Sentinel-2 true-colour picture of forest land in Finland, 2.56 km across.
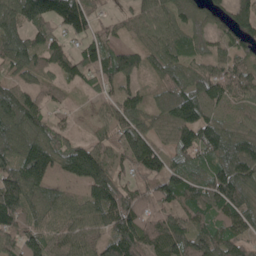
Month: May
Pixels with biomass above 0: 86%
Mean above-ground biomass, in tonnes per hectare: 87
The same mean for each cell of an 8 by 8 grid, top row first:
107 128 133 24 72 70 47 93
101 93 72 72 60 80 57 66
50 38 74 88 34 77 109 108
127 60 10 62 71 115 88 53
106 109 63 58 111 88 105 88
126 87 107 81 72 90 84 124
137 84 68 135 83 87 109 103
123 93 72 107 123 112 111 90
